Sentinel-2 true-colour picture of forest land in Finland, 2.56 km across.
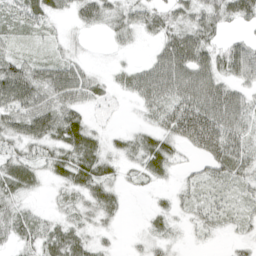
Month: April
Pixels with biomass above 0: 80%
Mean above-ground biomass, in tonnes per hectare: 39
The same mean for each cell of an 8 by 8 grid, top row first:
30 38 34 36 40 35 48 44
18 14 8 10 5 69 48 42
81 60 50 18 53 67 64 43
58 70 36 4 28 69 81 56
42 50 68 20 42 46 81 48
61 30 60 30 30 16 33 40
37 12 37 34 5 22 33 22
38 58 47 13 18 15 11 18
